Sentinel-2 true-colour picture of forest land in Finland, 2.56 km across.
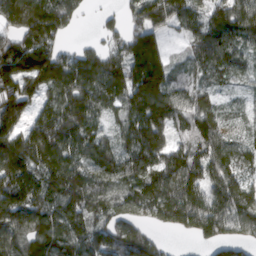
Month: March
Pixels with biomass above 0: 89%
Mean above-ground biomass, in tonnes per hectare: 124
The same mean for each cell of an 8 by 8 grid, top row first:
166 195 53 33 135 117 101 126
148 133 63 82 110 15 127 74
180 163 189 165 117 62 55 34
146 114 187 74 133 88 109 38
177 197 163 97 171 53 138 73
187 140 149 149 151 161 140 96
177 132 174 125 153 181 165 159
129 140 155 148 128 15 93 100
